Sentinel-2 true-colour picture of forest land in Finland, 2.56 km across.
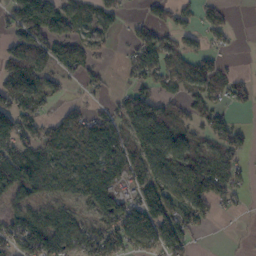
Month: October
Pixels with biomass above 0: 67%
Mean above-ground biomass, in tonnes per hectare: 72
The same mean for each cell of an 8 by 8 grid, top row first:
97 125 60 45 24 53 40 1
81 97 66 20 97 56 36 4
112 67 46 14 73 80 78 33
142 40 40 48 109 62 69 17
105 83 78 93 94 87 58 50
122 88 72 100 93 97 129 57
72 69 46 96 134 86 71 19
111 153 99 115 102 112 3 5
